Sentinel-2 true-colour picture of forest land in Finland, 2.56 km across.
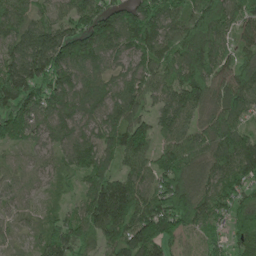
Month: May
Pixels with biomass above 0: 92%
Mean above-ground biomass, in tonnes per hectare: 117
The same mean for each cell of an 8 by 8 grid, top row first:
98 67 125 148 173 114 189 88
113 201 164 117 133 105 127 77
188 150 102 77 108 116 142 130
154 113 97 100 81 135 90 119
62 67 115 108 138 112 115 146
50 53 79 108 102 214 110 110
52 29 77 210 151 238 140 97
23 88 125 127 201 172 71 74
